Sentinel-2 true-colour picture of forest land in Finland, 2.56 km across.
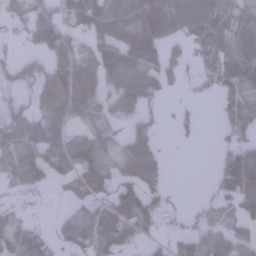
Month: January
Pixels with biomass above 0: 65%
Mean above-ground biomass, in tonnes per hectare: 59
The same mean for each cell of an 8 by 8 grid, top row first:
67 78 104 100 114 92 94 63
10 124 44 95 108 32 49 82
30 83 96 77 105 24 36 91
25 75 61 49 43 16 1 70
90 91 77 38 81 6 0 63
58 60 72 52 114 0 10 121
17 3 37 80 68 15 23 58
63 29 48 75 31 32 50 54
